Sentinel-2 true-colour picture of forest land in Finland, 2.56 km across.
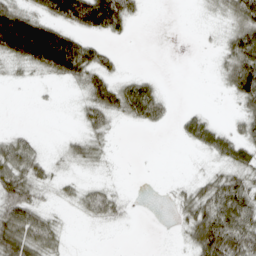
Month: April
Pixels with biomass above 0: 54%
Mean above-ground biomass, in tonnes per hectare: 35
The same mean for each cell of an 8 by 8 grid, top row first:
105 63 108 105 10 0 7 54
121 177 78 13 0 0 3 65
8 14 43 43 28 0 1 74
0 1 19 47 59 10 12 25
42 4 27 7 0 4 44 48
64 23 10 3 0 2 24 39
71 18 21 34 0 19 60 77
84 45 0 0 0 3 83 72
